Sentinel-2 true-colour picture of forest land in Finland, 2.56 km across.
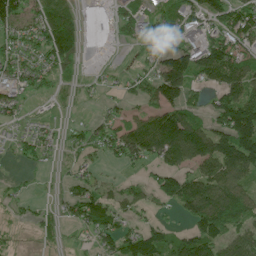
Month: June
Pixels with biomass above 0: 68%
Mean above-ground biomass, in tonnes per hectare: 64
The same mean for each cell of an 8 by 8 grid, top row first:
102 84 25 21 54 72 77 99
62 101 48 6 55 75 94 90
50 35 19 13 44 157 74 117
37 6 5 28 47 96 49 179
21 36 45 77 125 164 107 164
9 8 34 10 21 91 95 96
23 17 91 60 30 43 129 99
14 15 11 69 108 75 115 79
